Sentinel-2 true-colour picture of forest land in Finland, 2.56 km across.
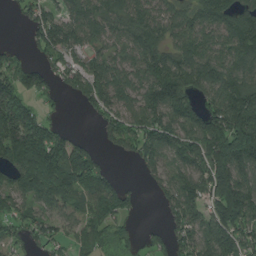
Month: August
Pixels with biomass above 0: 79%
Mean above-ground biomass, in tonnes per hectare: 109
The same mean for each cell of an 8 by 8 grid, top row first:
17 94 105 110 105 95 107 110
27 100 89 75 131 92 103 132
102 63 111 143 112 195 134 143
167 34 19 89 129 148 111 194
174 194 75 48 129 130 190 278
103 217 185 42 32 94 157 141
79 77 67 143 13 105 115 202
46 70 69 60 33 82 117 145
